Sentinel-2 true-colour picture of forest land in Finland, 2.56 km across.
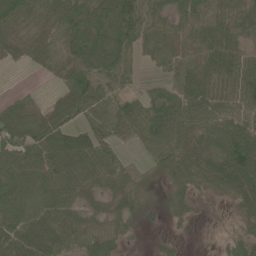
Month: June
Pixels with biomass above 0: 84%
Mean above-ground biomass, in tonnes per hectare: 56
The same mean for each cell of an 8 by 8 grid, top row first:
71 61 86 86 72 48 55 58
34 60 89 90 38 41 59 50
1 11 82 63 16 47 59 67
64 43 55 54 70 96 77 68
80 83 80 46 43 68 73 119
63 60 50 52 31 49 71 87
62 64 43 33 21 27 8 41
88 68 54 56 4 11 7 50
